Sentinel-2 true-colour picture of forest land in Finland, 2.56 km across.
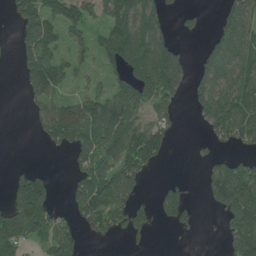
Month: June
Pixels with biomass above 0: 54%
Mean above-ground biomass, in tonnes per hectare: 74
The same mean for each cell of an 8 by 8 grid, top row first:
79 111 82 107 114 17 6 96
47 107 42 145 158 74 47 123
14 148 25 51 161 104 81 98
0 73 101 116 59 35 103 102
0 44 108 105 144 10 14 46
46 43 98 106 64 9 53 121
126 90 91 141 40 90 21 121
132 58 37 28 16 3 1 100
